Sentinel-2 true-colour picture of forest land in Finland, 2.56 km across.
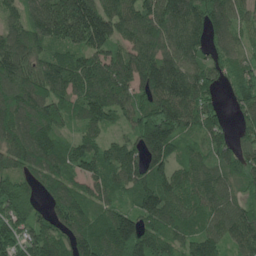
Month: May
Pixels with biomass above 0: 93%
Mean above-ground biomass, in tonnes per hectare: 132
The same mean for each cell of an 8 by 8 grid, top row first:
83 225 235 154 136 162 189 98
151 131 139 118 140 133 102 92
151 163 149 156 149 164 116 96
176 165 109 121 137 188 114 80
147 131 118 87 176 120 104 99
127 128 101 112 143 108 103 122
156 87 128 92 137 125 98 109
109 132 161 152 149 92 118 131
